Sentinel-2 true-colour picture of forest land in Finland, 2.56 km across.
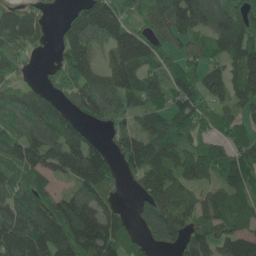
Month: June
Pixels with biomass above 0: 83%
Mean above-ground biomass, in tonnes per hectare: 92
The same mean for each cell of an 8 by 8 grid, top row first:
96 29 84 112 86 134 115 110
89 21 117 108 114 50 75 125
45 29 89 85 98 84 94 110
95 107 63 70 68 99 84 65
103 109 95 41 98 101 79 59
97 66 103 68 113 115 73 108
149 111 114 54 100 113 77 97
141 149 149 107 68 93 87 105
